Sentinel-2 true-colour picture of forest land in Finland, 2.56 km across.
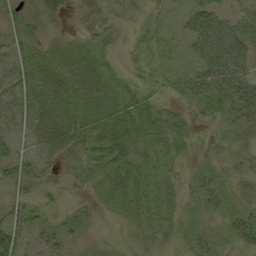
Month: September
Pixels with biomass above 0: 80%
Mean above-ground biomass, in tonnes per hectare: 26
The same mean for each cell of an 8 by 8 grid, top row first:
30 35 0 9 10 14 51 23
30 26 23 18 19 11 58 51
38 33 28 24 20 18 41 51
23 32 28 29 36 18 22 32
22 26 33 40 27 24 7 16
41 22 21 36 33 18 22 19
28 19 14 19 40 31 20 23
45 24 13 7 27 24 22 35
